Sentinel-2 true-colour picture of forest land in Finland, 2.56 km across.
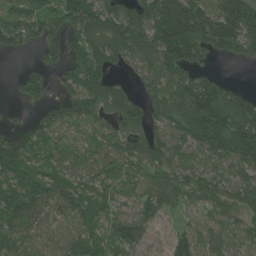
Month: June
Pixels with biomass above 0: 85%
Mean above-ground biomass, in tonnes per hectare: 112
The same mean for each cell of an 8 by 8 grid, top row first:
94 102 171 129 146 263 170 232
55 102 101 147 147 255 119 125
34 78 151 78 73 148 81 8
15 73 126 96 117 142 241 189
144 87 63 84 109 100 150 213
122 105 84 93 71 92 95 93
132 114 109 73 84 69 81 101
106 83 96 75 74 94 85 71
